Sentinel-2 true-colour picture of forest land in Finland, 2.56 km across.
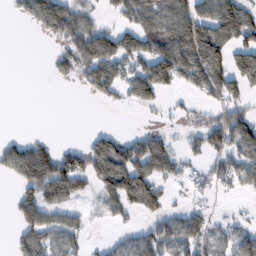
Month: February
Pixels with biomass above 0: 53%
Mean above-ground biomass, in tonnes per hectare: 72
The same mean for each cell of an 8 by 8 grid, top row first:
23 130 87 32 104 126 120 140
0 11 105 109 93 158 191 115
0 10 43 99 151 88 136 104
0 0 0 5 20 18 41 70
54 38 29 104 97 39 94 97
72 175 113 171 138 54 49 69
60 88 24 49 94 33 29 6
39 80 46 18 79 126 69 74
